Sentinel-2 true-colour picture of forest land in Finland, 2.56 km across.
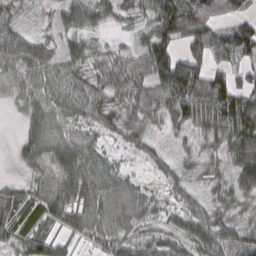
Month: March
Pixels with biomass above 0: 89%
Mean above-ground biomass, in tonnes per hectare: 51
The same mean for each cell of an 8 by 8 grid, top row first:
24 10 49 30 29 121 92 50
63 35 31 18 61 65 87 91
39 49 42 46 49 113 99 48
11 58 46 44 38 64 99 124
14 70 60 17 28 10 39 88
7 47 77 56 11 27 24 55
55 71 66 74 53 28 34 25
56 54 34 64 40 41 67 45
